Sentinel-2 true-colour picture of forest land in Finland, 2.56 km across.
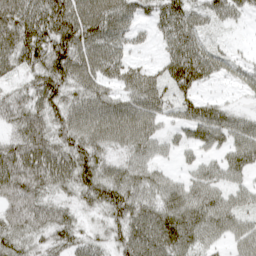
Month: April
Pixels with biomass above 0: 86%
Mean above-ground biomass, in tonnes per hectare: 69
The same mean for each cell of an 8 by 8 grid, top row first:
98 106 101 93 36 87 53 33
97 95 101 71 18 79 48 8
31 86 76 58 71 93 48 40
71 77 79 83 86 48 66 33
74 101 82 64 71 33 60 75
124 104 85 68 61 25 55 43
94 73 40 77 75 94 86 54
62 49 50 50 103 108 55 56
